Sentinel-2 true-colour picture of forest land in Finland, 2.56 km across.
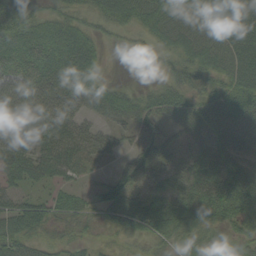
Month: September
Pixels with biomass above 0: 86%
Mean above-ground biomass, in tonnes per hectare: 53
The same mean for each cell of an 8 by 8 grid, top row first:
75 47 42 64 59 71 76 83
65 63 71 11 24 58 68 70
62 58 66 12 6 41 49 67
85 56 39 48 41 47 57 64
87 61 63 40 53 29 52 66
31 32 28 31 51 73 76 101
51 43 36 84 74 76 68 94
67 21 22 11 28 40 42 50
